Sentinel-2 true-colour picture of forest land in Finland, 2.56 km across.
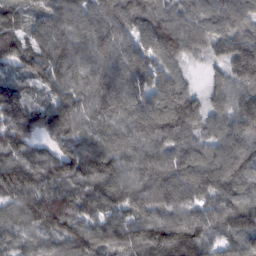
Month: February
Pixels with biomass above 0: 98%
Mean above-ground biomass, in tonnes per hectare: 115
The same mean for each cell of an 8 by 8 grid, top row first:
69 114 109 129 141 102 111 114
109 143 118 118 112 118 84 130
90 126 121 137 125 95 40 102
200 156 118 115 122 142 95 115
147 85 112 101 109 110 90 123
161 126 137 127 114 119 125 123
112 155 104 110 103 104 99 127
85 81 129 96 97 148 92 99
